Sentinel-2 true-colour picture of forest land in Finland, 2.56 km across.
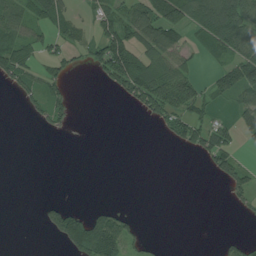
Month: July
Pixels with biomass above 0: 39%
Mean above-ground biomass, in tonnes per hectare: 43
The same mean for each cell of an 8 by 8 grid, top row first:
57 73 20 58 94 97 121 133
72 31 35 110 70 74 58 107
56 49 1 62 120 104 25 120
2 53 0 0 46 85 35 64
0 0 0 0 0 27 103 33
0 0 0 0 0 0 13 75
0 41 33 38 0 0 0 20
0 10 155 126 21 0 0 25
